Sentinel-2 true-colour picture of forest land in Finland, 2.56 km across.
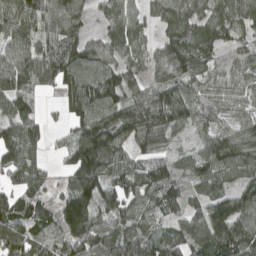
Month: April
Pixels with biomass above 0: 88%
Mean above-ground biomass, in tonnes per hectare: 87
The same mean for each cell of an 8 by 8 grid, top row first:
108 99 63 71 56 86 75 80
99 81 92 76 60 107 73 56
104 77 112 96 66 90 59 73
96 19 95 121 134 132 65 59
133 37 119 131 79 37 85 125
75 41 124 90 90 59 83 75
95 61 169 114 47 58 101 102
94 57 100 96 86 84 134 114
